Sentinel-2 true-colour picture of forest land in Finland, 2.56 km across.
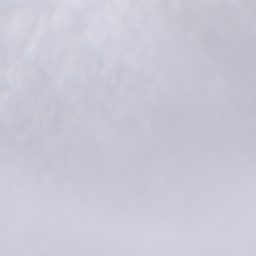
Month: November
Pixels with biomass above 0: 54%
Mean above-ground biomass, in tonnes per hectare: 62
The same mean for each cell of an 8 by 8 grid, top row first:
6 18 58 90 84 99 32 11
22 13 19 119 101 107 59 3
20 32 6 87 73 86 146 116
57 29 86 73 9 66 85 118
85 119 57 19 28 71 81 106
159 150 28 0 15 36 70 40
121 134 7 0 14 88 34 54
125 157 99 16 5 99 2 16
